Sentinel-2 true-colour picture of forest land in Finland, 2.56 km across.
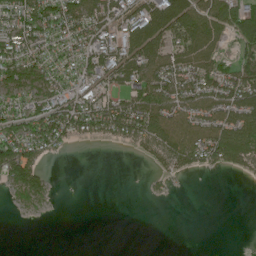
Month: June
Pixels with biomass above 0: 59%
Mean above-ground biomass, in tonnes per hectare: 65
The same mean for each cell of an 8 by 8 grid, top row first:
100 99 113 91 103 135 102 98
112 80 71 105 118 95 80 45
91 81 66 87 91 106 90 91
86 114 126 117 119 81 79 100
161 130 29 31 80 109 128 149
127 37 0 0 7 35 13 18
26 19 0 0 0 0 0 0
0 0 0 0 0 0 0 0
